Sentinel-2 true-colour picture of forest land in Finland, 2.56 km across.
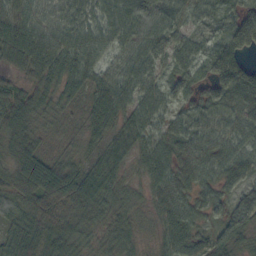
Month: October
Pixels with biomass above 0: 96%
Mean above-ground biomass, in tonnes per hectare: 52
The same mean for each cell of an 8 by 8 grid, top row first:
61 55 57 69 76 48 41 65
69 66 60 48 67 54 37 89
31 48 47 57 56 51 60 78
56 29 28 61 58 37 58 65
47 18 27 43 46 53 61 54
52 99 63 50 40 56 48 46
40 53 61 43 25 56 45 59
63 66 41 55 21 54 37 29
